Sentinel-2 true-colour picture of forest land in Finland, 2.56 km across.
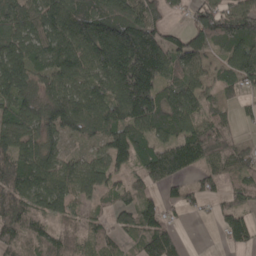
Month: April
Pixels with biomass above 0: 84%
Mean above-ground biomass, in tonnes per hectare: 106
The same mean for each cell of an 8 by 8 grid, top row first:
127 135 140 152 151 28 118 136
120 126 148 200 236 112 86 116
161 100 116 143 214 99 62 104
128 123 147 137 184 140 77 34
121 104 35 118 98 125 108 41
146 126 111 74 81 95 71 79
157 98 52 55 96 56 32 72
99 76 53 59 106 74 0 70
